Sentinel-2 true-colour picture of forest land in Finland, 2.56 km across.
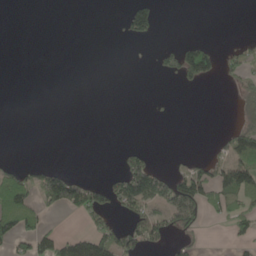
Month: May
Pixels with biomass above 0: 24%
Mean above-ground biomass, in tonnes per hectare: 32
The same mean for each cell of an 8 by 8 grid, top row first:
0 0 0 1 78 0 0 0
0 0 0 0 2 49 45 24
0 0 0 0 0 27 36 43
0 0 0 0 0 3 0 38
0 0 0 1 13 0 4 93
49 78 26 28 152 63 72 107
103 53 86 56 93 129 42 55
63 57 71 93 80 25 8 22
